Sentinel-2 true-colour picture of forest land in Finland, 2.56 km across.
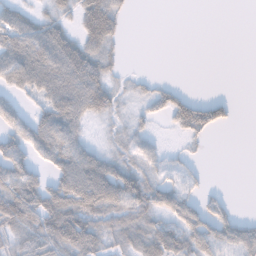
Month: November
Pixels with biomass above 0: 61%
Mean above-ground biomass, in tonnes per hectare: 38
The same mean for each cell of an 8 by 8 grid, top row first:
47 31 44 63 0 0 0 0
76 85 58 30 0 0 0 0
50 81 79 28 13 4 0 0
37 56 58 39 26 55 59 4
48 71 42 25 30 4 11 0
61 38 83 74 49 24 7 0
85 78 83 65 55 59 37 4
36 63 47 31 49 61 58 53
